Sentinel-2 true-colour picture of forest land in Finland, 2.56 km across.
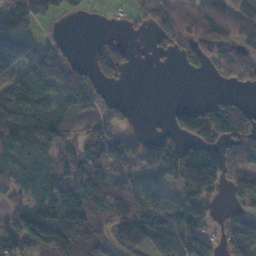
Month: November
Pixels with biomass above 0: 69%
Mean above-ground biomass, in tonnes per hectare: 68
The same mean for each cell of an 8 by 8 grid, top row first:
151 45 7 4 24 64 85 70
189 48 3 53 3 39 75 54
87 78 75 40 0 0 9 50
88 70 56 22 1 35 59 57
72 66 59 70 52 62 73 64
49 72 99 67 71 97 169 71
50 84 97 112 113 83 65 40
79 122 101 103 117 121 77 116
